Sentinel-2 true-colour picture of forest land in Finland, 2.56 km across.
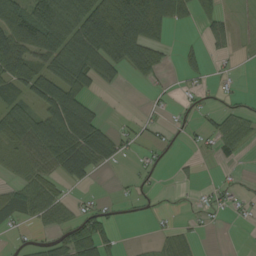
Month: August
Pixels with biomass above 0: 50%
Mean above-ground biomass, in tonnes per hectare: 42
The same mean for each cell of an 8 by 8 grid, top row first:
90 98 93 124 116 52 36 4
107 94 89 99 101 10 20 8
77 91 71 29 27 5 14 6
58 80 100 1 6 11 15 25
64 115 97 53 16 6 17 34
18 69 50 4 13 7 0 7
51 63 21 12 10 3 14 13
8 22 82 30 2 43 1 0
